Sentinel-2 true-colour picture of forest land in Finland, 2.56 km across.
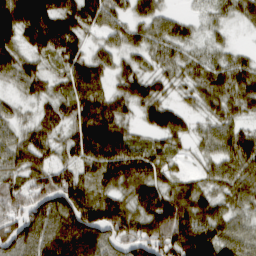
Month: March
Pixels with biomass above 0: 91%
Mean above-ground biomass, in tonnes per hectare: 68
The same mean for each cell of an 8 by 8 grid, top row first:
122 116 84 52 49 27 23 39
62 76 58 43 51 44 29 17
55 46 86 52 75 40 66 81
28 44 84 92 55 58 41 50
65 53 78 104 40 38 42 83
57 79 57 85 92 41 41 80
71 93 100 98 82 110 73 51
96 101 126 81 107 108 103 65
